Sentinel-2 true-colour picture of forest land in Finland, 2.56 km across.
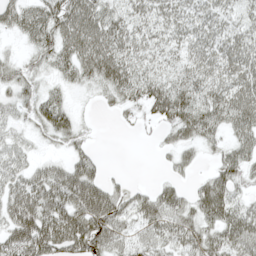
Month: May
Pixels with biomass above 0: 80%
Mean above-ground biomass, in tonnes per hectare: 48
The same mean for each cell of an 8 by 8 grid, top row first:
44 54 69 44 46 45 43 43
10 47 66 62 46 37 51 55
41 21 32 60 60 50 66 70
29 51 11 13 29 64 61 67
38 15 29 0 4 39 30 43
52 57 83 14 0 24 36 44
81 82 88 78 57 56 67 48
81 90 93 69 47 54 53 64
